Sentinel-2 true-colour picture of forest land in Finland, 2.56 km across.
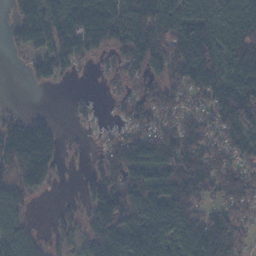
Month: November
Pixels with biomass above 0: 78%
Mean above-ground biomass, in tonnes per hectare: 88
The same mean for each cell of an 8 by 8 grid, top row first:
61 130 162 140 150 114 107 138
32 85 102 54 139 119 136 149
0 34 6 21 49 84 127 151
19 14 20 16 60 64 76 172
104 113 11 56 121 124 84 88
69 76 21 78 114 145 117 88
60 3 37 165 161 142 58 90
91 35 41 135 165 122 153 60
